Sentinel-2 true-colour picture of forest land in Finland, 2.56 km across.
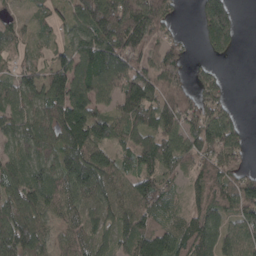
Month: April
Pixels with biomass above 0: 84%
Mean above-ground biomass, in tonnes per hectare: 84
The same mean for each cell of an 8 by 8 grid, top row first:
23 39 112 185 129 33 127 33
37 34 95 123 95 49 74 28
62 96 112 128 100 84 56 0
80 94 103 59 106 104 94 17
62 82 140 79 83 90 111 71
92 75 128 104 88 47 90 71
108 86 67 95 98 41 94 126
116 58 51 62 127 115 93 84
